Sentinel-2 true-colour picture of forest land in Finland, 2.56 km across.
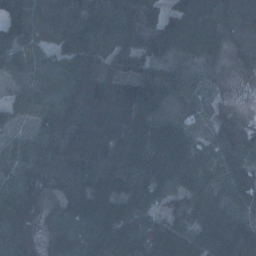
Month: January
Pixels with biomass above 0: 93%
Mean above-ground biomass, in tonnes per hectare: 66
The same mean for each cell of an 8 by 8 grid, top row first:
86 72 85 95 91 88 77 52
68 45 75 83 74 58 46 27
40 74 103 102 75 51 25 16
44 56 112 130 77 19 29 11
37 68 105 107 89 90 34 41
58 63 75 79 83 66 50 50
89 28 70 72 47 32 72 55
71 36 77 69 72 87 84 98
